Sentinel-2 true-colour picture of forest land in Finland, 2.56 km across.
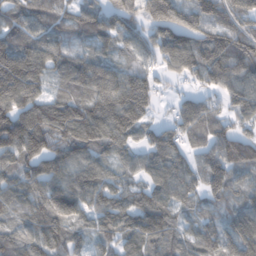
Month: February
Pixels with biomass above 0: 92%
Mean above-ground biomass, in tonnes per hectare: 113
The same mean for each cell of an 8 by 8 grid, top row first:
90 87 92 104 120 165 131 115
145 105 50 73 102 158 162 158
219 94 135 130 124 52 102 125
147 139 136 171 119 71 103 95
188 130 137 110 80 106 107 117
100 130 124 81 72 124 122 72
88 131 116 116 127 87 52 80
106 119 86 87 119 86 104 128
